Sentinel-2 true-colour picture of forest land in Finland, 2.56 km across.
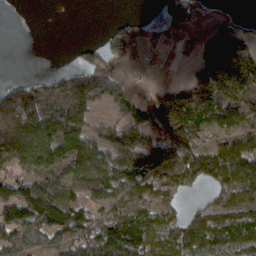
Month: March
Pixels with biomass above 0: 69%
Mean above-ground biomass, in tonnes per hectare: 104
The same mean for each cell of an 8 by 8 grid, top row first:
0 0 0 7 16 94 14 27
0 0 30 79 49 6 101 143
32 65 149 112 6 22 187 212
212 127 138 46 109 194 162 126
183 136 140 153 109 156 71 123
94 154 126 143 136 149 139 158
172 188 118 96 101 72 113 151
101 84 137 197 141 123 119 132
